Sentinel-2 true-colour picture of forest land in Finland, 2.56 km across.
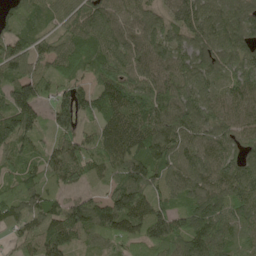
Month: May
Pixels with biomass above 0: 95%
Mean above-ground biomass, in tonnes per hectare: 97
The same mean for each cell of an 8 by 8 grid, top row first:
82 62 105 90 70 83 119 109
97 63 92 106 88 88 126 111
108 66 50 119 91 112 92 93
164 59 91 123 108 116 106 92
110 46 91 124 128 115 93 80
79 79 87 78 127 101 108 117
103 110 108 141 104 73 126 82
53 126 65 79 108 97 148 68
